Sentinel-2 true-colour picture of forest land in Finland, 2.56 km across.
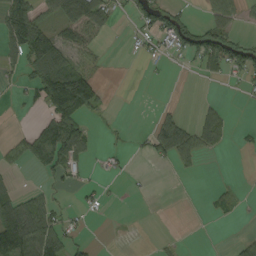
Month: September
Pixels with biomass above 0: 36%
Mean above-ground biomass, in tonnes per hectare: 36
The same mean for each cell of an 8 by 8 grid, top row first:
127 41 114 43 32 38 27 24
92 112 67 1 12 26 64 46
16 131 136 0 1 0 10 15
2 66 97 7 0 17 40 1
28 89 58 4 14 107 60 6
8 27 15 8 2 8 0 1
65 48 13 2 0 0 8 9
150 112 20 1 0 5 0 14
